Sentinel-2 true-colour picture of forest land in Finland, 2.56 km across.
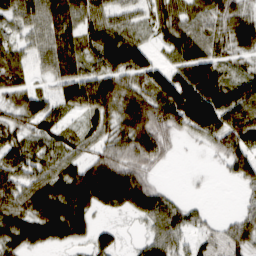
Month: March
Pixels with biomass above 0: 81%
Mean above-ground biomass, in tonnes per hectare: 58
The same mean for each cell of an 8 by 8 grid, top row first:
52 67 62 48 31 62 53 52
34 71 61 112 54 69 67 53
45 30 84 86 64 82 100 49
54 53 40 66 99 91 123 84
48 42 33 58 100 21 30 68
54 62 86 111 50 0 2 46
67 94 82 36 82 48 11 15
66 59 30 35 36 55 21 48
